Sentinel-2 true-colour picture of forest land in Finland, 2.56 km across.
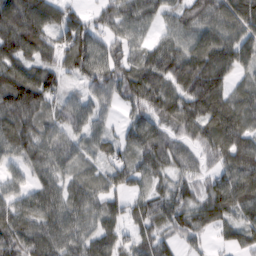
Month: February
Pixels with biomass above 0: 90%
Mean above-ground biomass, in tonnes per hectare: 79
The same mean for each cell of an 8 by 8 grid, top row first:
118 91 50 79 68 60 84 124
113 80 120 71 55 84 117 104
122 80 52 87 127 108 141 47
100 56 69 28 84 107 117 93
76 79 49 47 86 62 85 105
38 61 45 54 56 55 52 111
71 80 72 57 68 81 89 93
97 98 77 68 68 51 27 59
